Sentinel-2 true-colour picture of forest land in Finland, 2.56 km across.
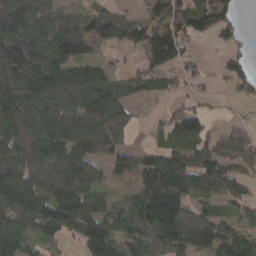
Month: March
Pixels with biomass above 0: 78%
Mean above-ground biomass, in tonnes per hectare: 90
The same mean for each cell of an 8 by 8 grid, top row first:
113 75 66 74 53 104 151 41
152 137 84 49 100 121 9 31
141 153 113 44 68 46 19 101
129 96 106 116 8 67 31 8
86 119 127 92 20 67 80 68
140 111 144 52 112 149 112 46
138 146 167 53 127 122 43 37
90 53 101 140 94 97 131 88
